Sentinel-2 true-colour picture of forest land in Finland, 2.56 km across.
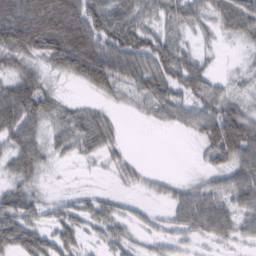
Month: February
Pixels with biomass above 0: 78%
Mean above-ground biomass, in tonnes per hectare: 44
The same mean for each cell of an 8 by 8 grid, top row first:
75 114 91 70 50 48 42 77
71 76 114 77 69 57 16 10
53 25 38 61 60 61 49 15
83 51 33 16 21 42 61 50
56 36 40 27 0 0 51 90
45 10 5 10 14 9 28 64
64 25 30 28 12 37 61 46
63 43 30 39 19 25 27 28
